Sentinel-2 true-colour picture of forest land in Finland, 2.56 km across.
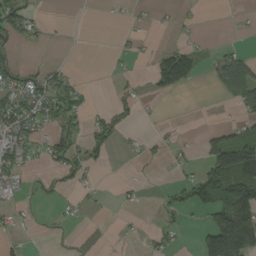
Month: August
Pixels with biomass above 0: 32%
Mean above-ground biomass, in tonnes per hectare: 33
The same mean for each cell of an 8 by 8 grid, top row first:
62 3 0 2 3 8 1 4
23 11 1 4 5 39 7 12
49 50 15 5 8 132 15 105
76 67 36 37 5 0 0 31
70 45 38 37 18 12 57 119
29 15 28 0 2 9 98 150
21 3 12 3 5 28 85 135
15 2 1 0 9 15 86 167
